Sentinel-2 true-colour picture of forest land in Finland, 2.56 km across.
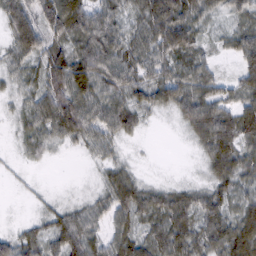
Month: February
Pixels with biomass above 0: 86%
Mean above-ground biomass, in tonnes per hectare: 49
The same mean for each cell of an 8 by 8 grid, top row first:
73 81 79 52 61 96 34 43
59 63 59 68 56 81 23 60
33 81 76 60 54 63 51 52
24 75 79 71 39 38 70 66
15 39 32 35 6 1 54 62
8 1 1 42 12 3 28 56
0 21 29 60 61 69 59 46
49 57 72 42 44 60 58 75
